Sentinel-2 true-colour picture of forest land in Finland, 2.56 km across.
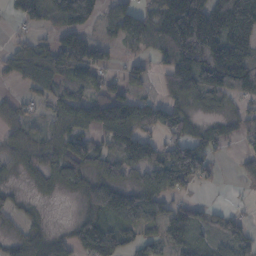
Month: November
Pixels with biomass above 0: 73%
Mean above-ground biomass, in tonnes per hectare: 79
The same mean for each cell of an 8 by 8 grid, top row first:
40 63 132 63 76 202 195 201
48 61 103 39 45 164 190 170
36 84 70 42 43 121 139 136
41 37 121 176 97 68 32 36
58 54 73 78 102 78 65 33
24 55 77 80 63 129 39 36
32 10 36 127 126 49 29 10
47 67 84 99 52 69 34 57
